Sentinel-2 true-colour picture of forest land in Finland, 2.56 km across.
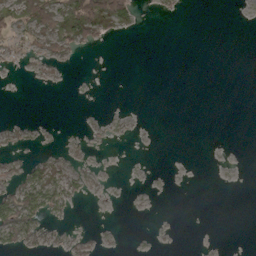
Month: March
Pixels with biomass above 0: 16%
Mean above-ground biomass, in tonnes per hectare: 6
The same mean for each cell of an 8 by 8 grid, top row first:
18 42 46 38 0 1 0 0
12 15 12 1 0 0 0 0
1 5 0 0 0 0 0 0
0 0 0 0 0 0 0 0
4 1 4 1 0 0 0 0
9 22 10 0 0 0 0 0
56 41 1 0 0 0 0 0
26 6 3 1 0 0 0 0
